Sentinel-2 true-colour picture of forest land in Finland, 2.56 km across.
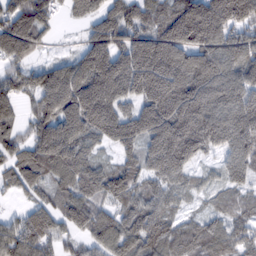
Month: February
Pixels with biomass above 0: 90%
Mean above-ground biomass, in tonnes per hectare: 126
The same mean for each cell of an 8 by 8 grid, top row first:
114 73 50 103 107 152 217 162
135 24 58 156 185 202 182 159
83 145 194 214 174 84 212 177
58 130 190 149 143 194 176 195
80 193 131 88 133 231 148 189
103 92 124 115 99 112 31 97
28 103 137 90 113 54 39 67
160 115 73 133 125 92 109 80
